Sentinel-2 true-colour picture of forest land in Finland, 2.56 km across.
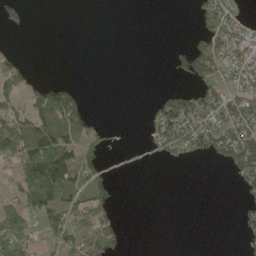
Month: May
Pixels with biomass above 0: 37%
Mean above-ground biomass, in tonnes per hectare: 37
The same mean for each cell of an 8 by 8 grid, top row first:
28 0 0 0 0 0 52 20
9 0 0 0 0 11 78 55
38 9 2 0 0 11 62 48
61 93 56 0 7 97 82 79
110 115 68 13 11 79 78 117
40 163 77 14 0 0 0 64
74 87 65 30 0 0 0 18
82 28 64 48 0 0 0 13
